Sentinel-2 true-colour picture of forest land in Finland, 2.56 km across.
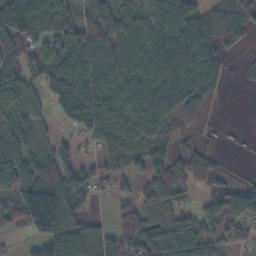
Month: November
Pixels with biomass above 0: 72%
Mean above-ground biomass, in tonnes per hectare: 55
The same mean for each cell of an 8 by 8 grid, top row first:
113 82 46 75 56 80 38 46
72 49 90 62 73 92 67 19
70 62 89 75 77 93 57 3
42 32 92 79 87 59 18 0
63 26 25 61 40 24 8 0
80 65 58 34 48 85 52 4
74 153 37 22 37 44 32 59
7 78 38 55 80 61 39 37
